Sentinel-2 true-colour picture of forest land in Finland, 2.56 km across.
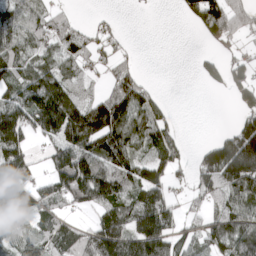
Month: April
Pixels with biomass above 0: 66%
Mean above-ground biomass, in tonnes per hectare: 94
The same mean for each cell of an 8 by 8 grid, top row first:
56 69 17 16 1 9 132 109
81 67 74 52 2 0 19 31
102 149 77 69 48 0 40 68
151 234 166 183 117 17 0 58
131 61 174 173 91 88 53 232
152 96 205 148 110 47 132 215
135 83 65 114 146 63 66 99
64 87 117 191 189 94 84 113
